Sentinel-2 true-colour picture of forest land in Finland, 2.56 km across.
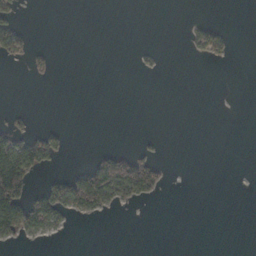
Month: November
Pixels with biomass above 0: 14%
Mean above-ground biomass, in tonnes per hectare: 17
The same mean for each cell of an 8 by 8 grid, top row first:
24 0 0 0 0 0 3 0
43 8 0 0 4 0 52 1
0 6 0 0 0 0 0 0
8 0 0 0 0 0 0 0
80 47 0 1 5 0 0 0
159 16 67 154 116 0 0 0
108 90 69 24 2 0 0 0
21 8 0 0 0 0 0 0
